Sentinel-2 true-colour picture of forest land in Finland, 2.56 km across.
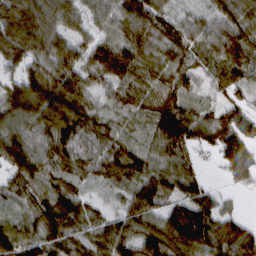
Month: March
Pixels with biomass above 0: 91%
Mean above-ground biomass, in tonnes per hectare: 85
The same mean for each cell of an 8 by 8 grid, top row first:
140 112 75 80 115 43 57 86
126 109 70 108 95 82 85 120
69 118 88 84 77 80 40 80
109 136 99 53 72 107 44 80
102 98 90 73 70 100 55 112
73 72 65 72 94 99 19 75
36 102 83 40 103 68 84 21
107 82 54 99 105 102 113 131
